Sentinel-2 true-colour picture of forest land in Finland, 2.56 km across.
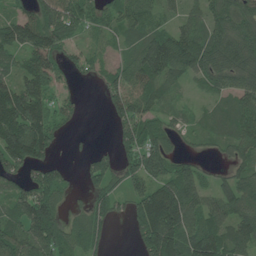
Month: June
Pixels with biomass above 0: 80%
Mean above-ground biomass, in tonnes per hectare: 78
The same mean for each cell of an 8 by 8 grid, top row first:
58 99 94 59 80 39 73 87
81 100 40 27 87 132 113 120
76 94 19 57 86 52 71 100
145 87 26 58 75 32 26 89
142 88 4 26 85 30 18 74
69 82 28 78 99 110 29 73
71 122 35 69 133 158 82 87
125 143 91 20 103 136 139 89
